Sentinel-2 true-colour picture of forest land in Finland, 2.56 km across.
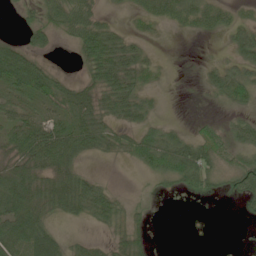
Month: June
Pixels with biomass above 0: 60%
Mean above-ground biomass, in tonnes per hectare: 35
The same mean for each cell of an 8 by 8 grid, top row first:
9 39 54 9 27 38 36 15
39 22 48 65 18 0 1 51
70 54 24 63 29 1 24 46
41 34 64 43 33 0 1 16
58 81 65 29 49 51 44 38
69 56 49 3 12 50 45 56
82 59 56 47 8 0 2 14
87 71 14 28 22 0 1 0
